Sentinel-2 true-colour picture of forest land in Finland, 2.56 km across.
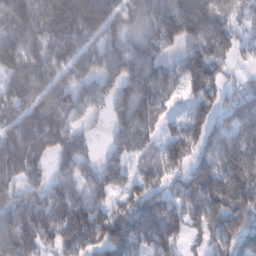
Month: January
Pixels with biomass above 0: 83%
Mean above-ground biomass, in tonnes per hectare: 112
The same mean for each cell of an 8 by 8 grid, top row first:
123 178 249 130 87 187 140 64
146 111 120 105 127 85 155 69
142 108 100 100 156 100 169 29
73 129 66 79 109 23 115 126
127 121 83 57 75 104 95 97
92 90 102 120 73 67 141 142
74 125 130 85 138 99 168 147
104 87 156 172 122 97 88 106
